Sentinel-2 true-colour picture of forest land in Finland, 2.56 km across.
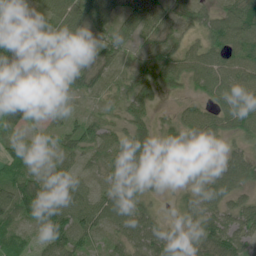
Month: June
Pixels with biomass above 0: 94%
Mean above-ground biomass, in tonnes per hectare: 65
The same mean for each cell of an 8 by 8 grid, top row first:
98 90 100 87 97 48 49 104
93 96 58 68 34 44 66 90
99 83 58 30 68 57 78 77
96 68 23 26 56 30 66 119
43 15 70 76 63 64 33 30
60 46 39 59 56 27 57 79
94 105 84 91 42 27 83 65
45 66 57 35 72 70 109 72
